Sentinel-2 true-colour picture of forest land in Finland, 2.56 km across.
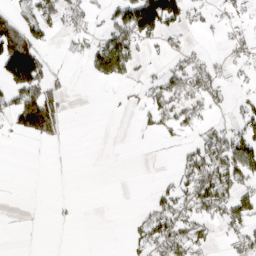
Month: March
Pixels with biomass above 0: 36%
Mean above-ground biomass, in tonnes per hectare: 42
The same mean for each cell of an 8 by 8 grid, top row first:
51 64 39 53 197 109 16 21
172 21 14 128 32 25 5 32
142 70 1 55 18 67 63 14
119 158 0 2 32 58 26 32
2 23 0 0 2 15 69 87
0 0 0 0 0 35 105 87
1 1 1 0 11 73 89 71
1 0 0 0 49 82 28 45
